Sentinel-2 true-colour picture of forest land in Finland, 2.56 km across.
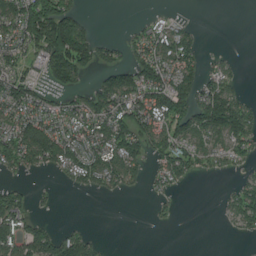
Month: July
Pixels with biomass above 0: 55%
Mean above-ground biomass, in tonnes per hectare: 65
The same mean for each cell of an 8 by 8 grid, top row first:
111 214 62 0 10 15 0 0
68 145 155 39 75 109 9 1
98 59 47 84 108 111 63 18
87 68 73 114 109 135 164 122
100 143 79 104 80 102 69 80
22 12 73 71 31 68 21 25
127 10 0 0 1 13 0 87
141 130 105 3 0 0 0 8
